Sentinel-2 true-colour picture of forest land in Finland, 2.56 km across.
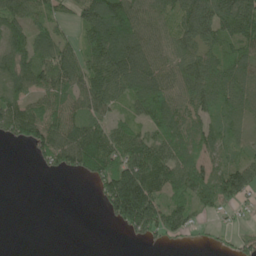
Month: June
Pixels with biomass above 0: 73%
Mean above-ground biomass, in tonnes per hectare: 68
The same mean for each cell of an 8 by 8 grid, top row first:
80 53 57 158 68 77 92 117
87 74 61 134 90 70 66 72
89 87 81 102 107 74 104 77
94 70 62 46 66 78 62 55
35 101 143 97 88 82 61 47
0 16 48 95 147 85 67 91
0 0 0 95 178 89 59 35
0 0 0 0 44 27 12 33
